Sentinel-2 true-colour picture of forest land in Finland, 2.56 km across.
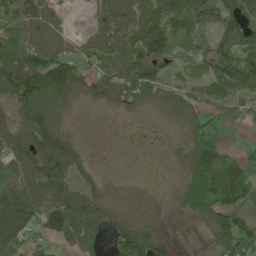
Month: May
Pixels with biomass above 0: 78%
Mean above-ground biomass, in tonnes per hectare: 73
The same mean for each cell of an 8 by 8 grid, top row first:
88 84 1 80 95 84 85 103
82 90 49 85 127 65 61 93
106 191 85 95 100 55 87 131
75 139 6 14 16 39 59 50
97 137 28 2 2 14 96 12
63 134 55 5 2 17 140 85
135 124 103 36 24 26 107 66
103 66 94 70 118 19 30 139
